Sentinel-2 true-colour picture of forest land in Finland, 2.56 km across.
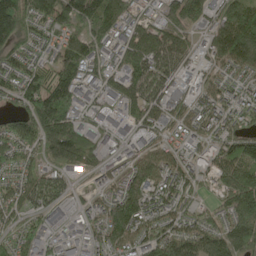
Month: May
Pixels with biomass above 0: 88%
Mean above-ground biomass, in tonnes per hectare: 105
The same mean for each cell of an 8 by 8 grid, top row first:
204 132 170 121 52 103 94 134
89 65 130 96 161 106 67 162
100 139 137 91 144 83 57 64
86 208 98 61 140 92 88 86
109 139 196 70 67 64 88 118
73 72 41 51 107 113 77 172
79 94 41 131 160 98 44 163
71 75 63 133 111 134 106 110
